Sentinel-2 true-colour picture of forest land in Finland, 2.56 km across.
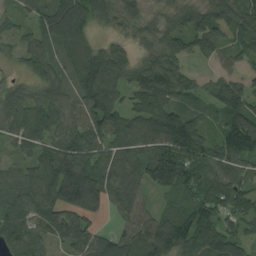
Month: August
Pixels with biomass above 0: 92%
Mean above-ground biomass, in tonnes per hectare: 96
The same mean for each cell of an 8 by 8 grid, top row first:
53 105 111 59 51 58 87 107
44 77 104 66 51 88 81 69
33 82 108 111 101 97 45 66
97 101 81 112 104 106 48 117
58 85 130 95 103 146 81 160
70 142 194 128 123 184 116 87
96 125 148 68 59 97 120 77
93 70 94 94 116 143 132 76
